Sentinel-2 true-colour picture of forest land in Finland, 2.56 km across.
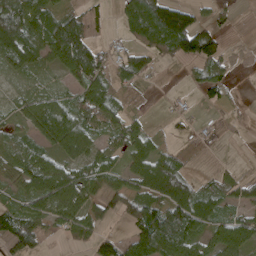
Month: April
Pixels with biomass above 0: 68%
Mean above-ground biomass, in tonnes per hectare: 64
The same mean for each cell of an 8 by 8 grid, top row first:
135 79 55 21 189 151 33 7
117 93 134 33 71 99 111 3
22 15 76 53 22 1 73 2
35 118 90 78 11 18 8 7
49 68 100 54 63 15 5 3
67 109 76 65 97 107 14 33
58 65 74 47 88 133 74 52
89 16 41 49 124 144 62 95
